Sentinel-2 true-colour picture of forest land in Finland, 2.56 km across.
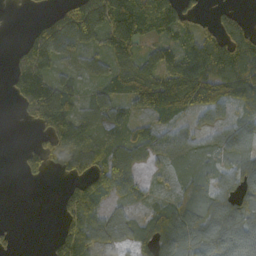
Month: October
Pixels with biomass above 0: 71%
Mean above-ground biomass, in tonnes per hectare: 70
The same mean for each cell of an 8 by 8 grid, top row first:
1 24 96 120 94 78 18 27
18 87 53 80 40 68 126 131
70 91 40 65 88 132 137 128
11 99 66 58 32 71 58 54
2 59 79 54 80 71 45 91
7 31 74 139 37 28 54 108
0 0 149 40 32 100 123 108
13 15 139 73 64 132 121 125
